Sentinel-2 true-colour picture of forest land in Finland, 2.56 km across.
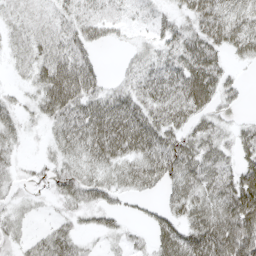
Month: April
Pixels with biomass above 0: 77%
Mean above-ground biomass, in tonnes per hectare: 41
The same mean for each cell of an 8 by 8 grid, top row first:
24 27 37 28 14 25 52 42
26 54 44 7 18 38 50 35
10 74 87 13 42 52 67 15
28 49 62 69 54 59 40 8
22 18 59 74 64 54 41 36
17 26 52 39 67 58 53 54
18 7 37 32 14 37 57 75
22 43 21 13 15 68 86 83
